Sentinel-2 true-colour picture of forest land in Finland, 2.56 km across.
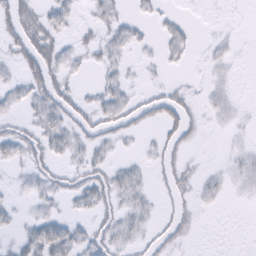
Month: February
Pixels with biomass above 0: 48%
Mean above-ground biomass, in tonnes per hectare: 10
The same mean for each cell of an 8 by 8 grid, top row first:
28 17 5 13 6 5 1 0
17 25 10 13 5 12 4 2
8 25 5 9 4 3 5 1
7 19 17 19 15 19 7 5
19 17 11 10 4 14 1 4
4 13 14 14 7 16 6 9
5 7 9 14 11 10 4 1
7 29 16 16 11 11 0 0
